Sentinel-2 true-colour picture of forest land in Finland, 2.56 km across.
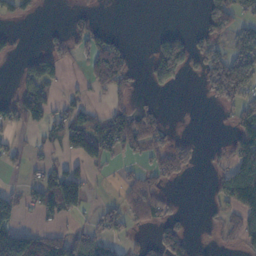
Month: November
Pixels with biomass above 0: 41%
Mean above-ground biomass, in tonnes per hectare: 48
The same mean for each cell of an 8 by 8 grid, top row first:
34 0 19 0 0 0 85 57
13 31 43 81 0 137 56 81
20 64 13 83 17 55 74 173
77 70 29 41 40 0 0 56
20 25 90 61 70 40 4 85
9 59 52 8 40 36 12 101
68 69 61 42 82 16 10 81
142 67 67 40 13 83 4 42
